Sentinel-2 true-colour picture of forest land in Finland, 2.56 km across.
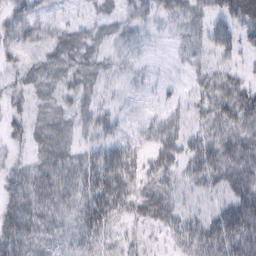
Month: February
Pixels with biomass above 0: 84%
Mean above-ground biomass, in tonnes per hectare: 27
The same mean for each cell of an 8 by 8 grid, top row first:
26 11 8 15 23 24 31 46
22 16 24 9 7 11 27 33
14 14 23 9 9 8 29 28
17 14 23 18 7 17 36 53
15 22 20 32 20 32 37 48
24 35 41 60 37 27 40 44
34 30 41 49 33 28 23 55
40 27 29 21 18 23 46 57
